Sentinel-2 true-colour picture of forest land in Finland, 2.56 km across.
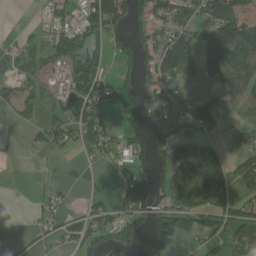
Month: July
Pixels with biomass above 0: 58%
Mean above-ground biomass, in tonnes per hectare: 67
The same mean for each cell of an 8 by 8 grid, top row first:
0 37 84 128 73 85 84 113
12 59 94 45 78 140 126 109
20 59 87 47 81 59 35 100
18 32 96 52 112 59 96 53
5 51 39 63 102 91 51 37
5 7 3 21 89 115 179 67
3 50 31 61 111 116 93 68
15 45 86 90 87 93 42 76
